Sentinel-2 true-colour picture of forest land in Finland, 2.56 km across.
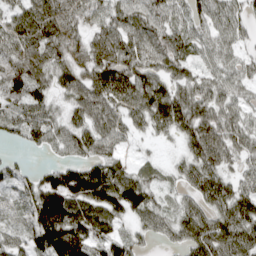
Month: April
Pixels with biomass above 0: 88%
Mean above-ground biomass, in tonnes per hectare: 79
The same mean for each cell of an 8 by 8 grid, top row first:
74 100 57 71 90 61 81 61
78 93 55 82 94 79 59 45
85 67 85 98 93 70 58 57
76 71 81 95 100 112 84 59
32 60 80 65 13 25 131 77
57 56 143 113 61 39 95 56
40 191 102 99 91 51 78 102
50 137 122 99 38 51 119 107
